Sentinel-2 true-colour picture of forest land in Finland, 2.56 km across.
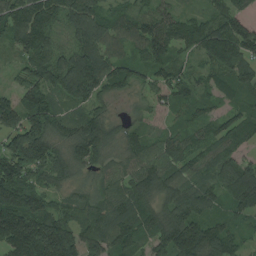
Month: August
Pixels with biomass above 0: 95%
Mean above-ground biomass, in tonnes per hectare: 99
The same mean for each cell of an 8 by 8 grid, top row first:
133 117 129 71 66 70 61 70
71 104 110 89 92 80 120 132
44 128 180 117 64 73 56 106
103 120 63 41 38 50 54 64
138 141 124 77 80 89 84 79
142 86 44 61 111 97 74 160
159 94 71 104 104 120 95 100
197 213 123 119 80 172 142 60
